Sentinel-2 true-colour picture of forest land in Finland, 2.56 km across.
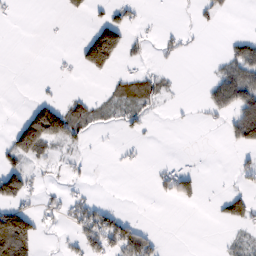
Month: February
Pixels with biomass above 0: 27%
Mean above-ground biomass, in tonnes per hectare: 27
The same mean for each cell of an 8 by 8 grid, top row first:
4 0 9 28 6 2 14 1
0 1 46 143 12 16 0 40
0 4 4 19 35 6 14 79
5 119 38 18 23 2 17 71
88 87 21 2 6 0 0 53
82 7 8 1 1 45 2 16
65 16 37 16 0 5 2 49
142 2 36 69 48 0 0 16
